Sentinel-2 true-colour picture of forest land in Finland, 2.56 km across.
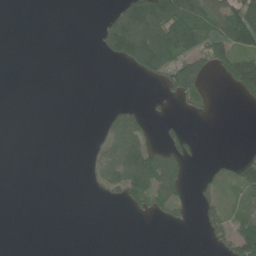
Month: June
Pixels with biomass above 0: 29%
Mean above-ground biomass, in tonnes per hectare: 35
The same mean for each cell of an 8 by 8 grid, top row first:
0 0 0 48 173 139 91 149
0 0 0 79 189 122 90 86
0 0 0 0 20 85 28 80
0 0 0 17 17 5 8 1
0 0 0 38 56 52 0 2
0 0 1 56 118 82 25 67
0 0 0 2 33 41 41 43
0 0 0 0 0 0 18 114
